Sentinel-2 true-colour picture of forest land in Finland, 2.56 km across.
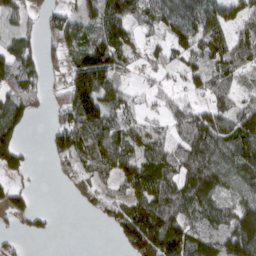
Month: March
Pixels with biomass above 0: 74%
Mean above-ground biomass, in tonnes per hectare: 88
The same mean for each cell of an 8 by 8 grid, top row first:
59 40 67 115 94 147 120 71
107 36 101 148 58 76 127 107
124 42 166 101 25 29 94 54
115 30 165 111 45 79 93 99
96 28 98 122 107 73 163 153
49 1 50 82 128 121 154 110
70 11 17 58 114 127 122 111
21 10 0 10 142 162 97 180
